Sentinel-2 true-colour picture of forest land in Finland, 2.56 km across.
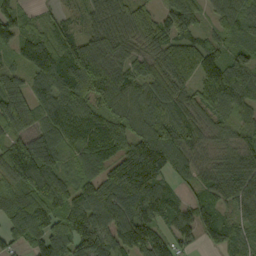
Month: September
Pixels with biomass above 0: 93%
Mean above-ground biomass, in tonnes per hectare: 97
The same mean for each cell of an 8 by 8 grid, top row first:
86 45 42 107 83 115 47 114
72 123 110 107 68 103 95 86
67 113 159 111 94 100 111 117
134 98 104 103 95 81 78 71
70 126 86 94 106 110 68 100
64 96 63 93 130 64 79 112
100 129 130 137 127 84 83 78
66 156 152 122 118 77 55 68
